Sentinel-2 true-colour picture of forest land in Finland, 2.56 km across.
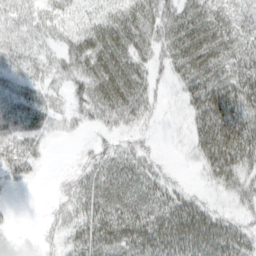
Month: March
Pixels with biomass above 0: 78%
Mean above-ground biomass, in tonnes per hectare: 39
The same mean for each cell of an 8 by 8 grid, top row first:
36 38 29 39 45 49 55 60
33 23 51 62 32 52 64 56
30 29 43 65 33 25 58 64
52 34 23 47 34 4 75 70
40 11 6 18 18 3 67 81
25 2 27 45 40 11 26 48
2 13 36 50 48 53 32 26
7 15 38 54 62 67 71 51
